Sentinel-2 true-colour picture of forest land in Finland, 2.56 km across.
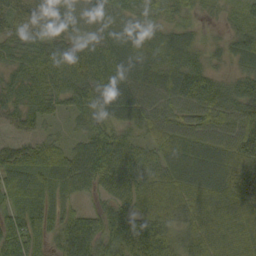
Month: September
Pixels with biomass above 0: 95%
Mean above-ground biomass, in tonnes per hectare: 58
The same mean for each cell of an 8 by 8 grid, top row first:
71 98 50 48 46 41 16 26
52 69 59 69 74 66 22 51
40 62 68 80 62 64 56 46
45 42 54 68 59 50 71 71
32 43 44 85 44 68 61 99
66 62 70 76 69 72 70 86
50 40 25 51 69 73 65 78
81 36 54 55 40 35 67 64
